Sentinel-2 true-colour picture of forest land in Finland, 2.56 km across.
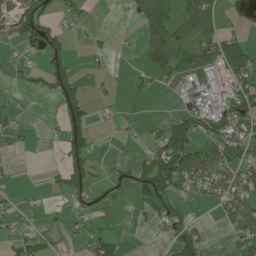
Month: June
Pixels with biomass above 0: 45%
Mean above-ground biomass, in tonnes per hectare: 43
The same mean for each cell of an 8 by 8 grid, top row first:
107 72 25 1 56 49 64 8
21 92 4 13 43 73 58 65
17 70 44 17 32 34 64 53
16 1 85 10 13 29 77 80
6 1 75 7 18 109 63 83
11 10 86 17 66 134 96 75
13 10 25 8 34 41 15 81
38 31 15 52 5 81 24 60
